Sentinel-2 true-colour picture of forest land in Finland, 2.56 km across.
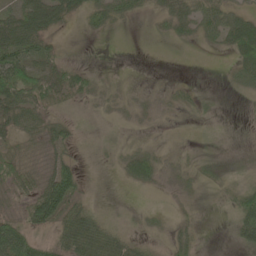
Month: May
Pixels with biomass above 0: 57%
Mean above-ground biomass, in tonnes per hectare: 25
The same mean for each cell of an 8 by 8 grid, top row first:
46 57 24 37 11 36 43 33
82 35 0 0 0 4 11 63
81 54 36 1 1 3 0 27
55 32 7 5 7 6 4 1
21 28 9 6 5 1 2 1
44 38 28 3 43 8 9 5
12 82 44 3 5 4 1 42
76 19 96 67 18 19 1 33
